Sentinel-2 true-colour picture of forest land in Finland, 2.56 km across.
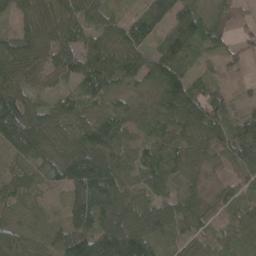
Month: April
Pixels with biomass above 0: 93%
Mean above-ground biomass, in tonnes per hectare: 74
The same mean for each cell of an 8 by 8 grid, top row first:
57 64 77 46 55 79 68 41
81 77 79 75 67 103 50 28
81 46 72 75 64 110 40 19
130 65 54 64 49 115 94 43
108 80 81 83 47 60 88 118
63 41 134 122 66 62 41 81
35 15 77 128 91 90 60 93
93 39 102 154 93 44 62 116
